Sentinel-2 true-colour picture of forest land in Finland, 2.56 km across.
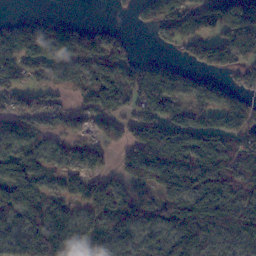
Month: November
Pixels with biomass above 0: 77%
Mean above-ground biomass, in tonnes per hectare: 78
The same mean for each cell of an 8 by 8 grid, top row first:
9 14 1 5 36 126 91 104
107 108 84 75 1 43 85 108
86 59 68 86 92 61 38 30
70 56 43 81 88 69 88 78
67 43 37 46 178 154 130 88
106 51 58 44 101 157 127 80
116 95 63 102 82 135 115 80
72 155 91 89 55 67 63 68
